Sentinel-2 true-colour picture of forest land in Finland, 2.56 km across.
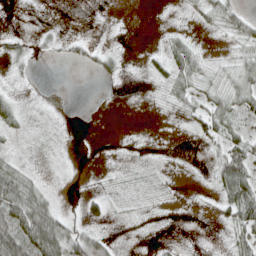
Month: April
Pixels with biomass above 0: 54%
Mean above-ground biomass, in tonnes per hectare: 17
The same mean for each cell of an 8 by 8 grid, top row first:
4 3 0 1 0 2 22 31
20 10 13 8 3 30 3 18
9 0 0 10 7 39 20 28
23 6 0 0 0 13 39 30
9 11 3 1 1 0 17 34
44 6 1 6 6 1 10 67
43 46 11 12 6 1 2 59
81 80 53 19 3 6 1 36
